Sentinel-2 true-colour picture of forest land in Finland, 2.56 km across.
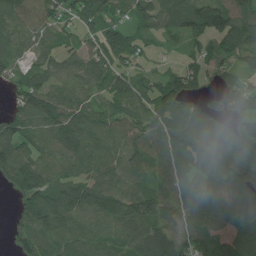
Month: July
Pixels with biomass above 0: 87%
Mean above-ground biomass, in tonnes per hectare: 79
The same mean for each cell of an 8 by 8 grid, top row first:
77 65 82 55 61 100 111 100
43 43 58 112 36 13 30 85
49 82 83 93 49 76 38 58
67 122 98 67 76 81 81 78
112 82 111 88 98 74 108 103
105 107 74 97 68 66 67 110
30 122 111 107 105 51 75 101
43 99 91 73 109 63 58 102
